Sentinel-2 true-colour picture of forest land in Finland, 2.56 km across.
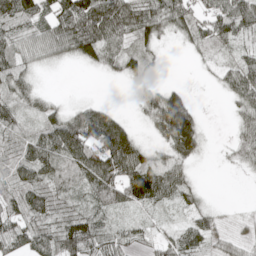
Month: May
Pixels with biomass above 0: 77%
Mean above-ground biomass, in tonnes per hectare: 53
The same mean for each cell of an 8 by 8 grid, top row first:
81 60 141 126 82 80 56 81
53 65 89 55 43 7 37 27
65 2 0 9 27 4 5 59
48 39 53 39 36 162 3 39
29 84 115 136 33 99 16 43
36 60 80 101 102 45 1 7
40 67 37 73 43 26 26 1
49 61 103 46 28 53 43 24
